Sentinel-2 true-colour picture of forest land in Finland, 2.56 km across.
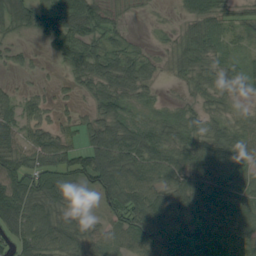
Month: August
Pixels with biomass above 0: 85%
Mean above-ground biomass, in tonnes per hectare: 55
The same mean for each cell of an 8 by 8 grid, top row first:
69 63 105 32 5 12 61 28
22 21 70 54 18 31 54 21
9 6 41 71 50 15 37 47
59 27 18 72 31 29 29 12
58 71 43 89 77 62 60 51
94 75 77 95 74 63 77 54
110 72 46 68 102 90 71 57
60 73 63 46 74 96 86 64
